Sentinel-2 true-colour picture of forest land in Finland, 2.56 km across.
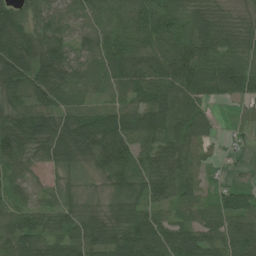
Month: July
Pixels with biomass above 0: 92%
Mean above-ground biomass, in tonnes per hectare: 71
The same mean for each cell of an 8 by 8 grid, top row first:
74 63 61 70 92 84 62 25
98 88 50 75 75 100 90 54
86 111 71 68 102 102 97 93
77 69 58 75 84 76 38 2
96 90 114 122 75 85 43 15
44 21 27 73 75 96 22 13
55 43 46 41 66 66 49 69
95 69 78 83 109 88 82 94
